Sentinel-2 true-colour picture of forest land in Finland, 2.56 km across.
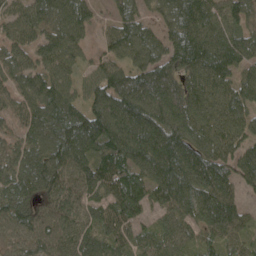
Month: May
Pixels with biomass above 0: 91%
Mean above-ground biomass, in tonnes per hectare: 112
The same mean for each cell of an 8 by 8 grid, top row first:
78 100 105 53 58 134 138 100
96 108 68 82 118 138 177 135
95 133 67 154 148 128 134 96
74 139 104 184 155 155 101 101
74 127 117 176 152 157 119 97
106 143 101 132 105 159 144 112
127 75 87 105 85 104 128 81
68 97 103 99 83 91 64 61
